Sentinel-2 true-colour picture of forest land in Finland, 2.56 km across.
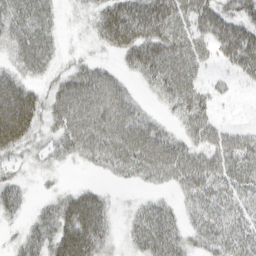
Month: March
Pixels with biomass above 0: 76%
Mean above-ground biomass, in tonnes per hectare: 41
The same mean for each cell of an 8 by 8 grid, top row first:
65 38 10 66 77 56 58 46
42 41 6 33 67 61 36 74
46 20 50 36 27 58 17 17
100 34 63 64 25 26 29 3
54 18 48 62 67 40 42 41
18 9 2 18 34 47 51 45
29 23 76 19 24 20 41 31
15 47 88 21 46 43 42 45
